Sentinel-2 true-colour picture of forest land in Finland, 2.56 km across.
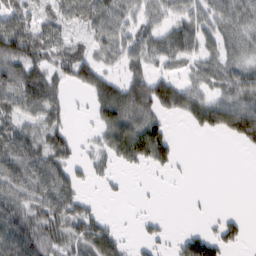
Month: February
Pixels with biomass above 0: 65%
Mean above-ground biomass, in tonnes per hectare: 51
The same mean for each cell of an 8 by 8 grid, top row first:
69 45 53 64 48 53 63 66
95 72 39 55 55 69 44 40
86 86 57 55 77 44 42 69
49 61 5 90 77 53 93 98
80 62 18 68 121 31 0 37
69 79 32 24 7 9 0 0
69 67 52 1 4 0 5 3
90 76 63 61 27 23 68 36
